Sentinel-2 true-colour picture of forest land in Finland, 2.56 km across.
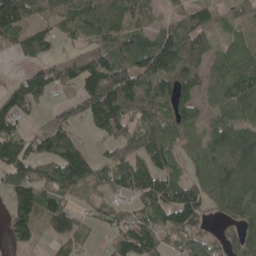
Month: May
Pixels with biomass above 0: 79%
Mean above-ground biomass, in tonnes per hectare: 74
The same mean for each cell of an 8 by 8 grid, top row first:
163 67 100 85 61 40 48 33
46 55 49 85 108 130 57 51
32 92 96 121 96 117 51 86
74 30 47 143 86 82 37 65
93 97 54 65 93 62 71 130
99 68 120 53 79 47 75 107
88 90 22 48 60 117 47 73
60 22 46 40 97 52 50 68
